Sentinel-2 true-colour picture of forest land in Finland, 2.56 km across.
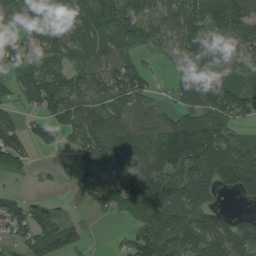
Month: August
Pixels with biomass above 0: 79%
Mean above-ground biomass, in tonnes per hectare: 78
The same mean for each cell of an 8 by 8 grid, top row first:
86 97 126 99 86 75 103 101
92 84 63 53 43 41 77 76
49 100 62 79 66 38 73 60
30 81 78 89 66 55 79 92
87 41 57 117 87 170 150 60
24 7 46 79 85 97 169 164
50 45 8 64 97 94 108 17
44 108 51 8 105 113 123 136
